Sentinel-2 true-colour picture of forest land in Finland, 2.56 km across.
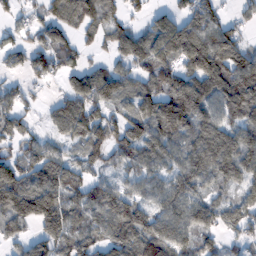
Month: February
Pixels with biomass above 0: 81%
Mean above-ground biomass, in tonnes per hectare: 98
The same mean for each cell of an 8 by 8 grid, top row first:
41 64 108 60 44 74 112 45
73 106 60 63 112 131 166 105
36 55 94 133 89 123 139 165
89 37 147 74 119 167 94 119
68 65 77 115 127 77 121 131
145 125 78 63 83 89 90 100
158 173 107 123 91 95 97 93
51 102 105 107 147 113 65 54
